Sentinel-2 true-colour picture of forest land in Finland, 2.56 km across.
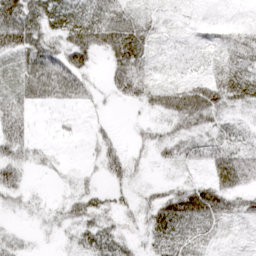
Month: March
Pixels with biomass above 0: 75%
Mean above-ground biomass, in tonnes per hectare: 26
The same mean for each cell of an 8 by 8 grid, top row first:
61 48 40 24 10 6 3 3
58 40 58 58 38 8 15 29
31 52 32 30 38 15 28 45
43 7 6 3 11 54 45 17
41 9 4 22 15 26 33 19
34 7 10 23 8 8 21 43
13 10 30 19 23 68 62 21
17 3 23 34 16 38 13 4
